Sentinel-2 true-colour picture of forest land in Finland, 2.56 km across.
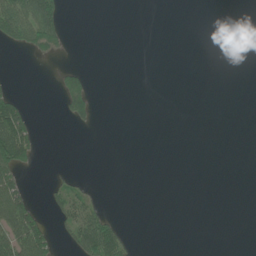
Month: June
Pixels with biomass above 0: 15%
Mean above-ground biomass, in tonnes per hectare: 18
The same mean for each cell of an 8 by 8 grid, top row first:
107 105 0 0 0 0 0 0
24 47 0 0 0 0 0 0
3 0 40 0 0 0 0 0
86 0 49 0 0 0 0 0
146 0 0 0 0 0 0 0
44 5 6 0 0 0 0 0
91 17 55 3 0 0 0 0
100 49 78 91 0 0 0 0
